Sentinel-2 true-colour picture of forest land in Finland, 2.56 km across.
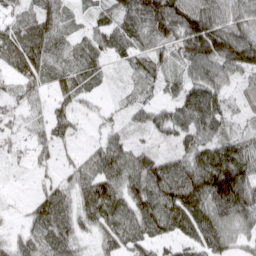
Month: March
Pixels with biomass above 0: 94%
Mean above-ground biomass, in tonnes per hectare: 61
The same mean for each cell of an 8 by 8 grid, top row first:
51 61 21 51 91 96 101 65
91 66 42 48 55 70 119 123
52 44 46 12 41 29 76 35
37 36 33 18 34 51 93 23
30 42 16 56 30 43 74 63
7 18 55 86 113 132 122 97
7 77 61 95 100 124 96 95
35 75 43 66 77 52 74 43
